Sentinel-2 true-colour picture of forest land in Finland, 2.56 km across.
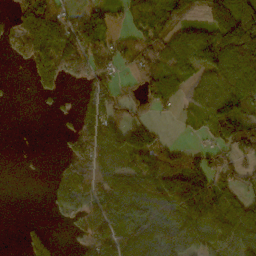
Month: October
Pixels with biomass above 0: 66%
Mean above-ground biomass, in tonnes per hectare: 84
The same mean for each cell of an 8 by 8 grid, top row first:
88 117 84 49 67 107 68 137
80 132 170 65 94 77 114 147
4 99 65 76 62 64 55 91
0 14 85 94 44 25 65 119
1 0 124 117 105 44 46 137
1 16 161 109 127 191 111 70
0 17 132 157 124 146 126 84
3 54 52 116 103 160 78 96
